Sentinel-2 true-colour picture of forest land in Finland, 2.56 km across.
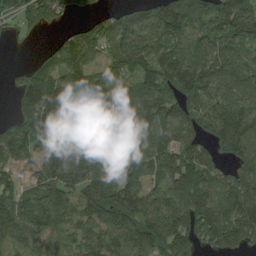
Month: August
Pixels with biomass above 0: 85%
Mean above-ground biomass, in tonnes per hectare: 104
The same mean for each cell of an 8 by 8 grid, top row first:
70 96 27 58 77 179 142 181
6 33 122 83 100 89 134 124
48 108 99 70 99 132 141 144
60 136 72 89 108 100 128 148
131 79 104 100 131 97 86 143
39 89 106 82 113 149 82 104
123 112 72 140 137 166 161 135
103 59 80 83 103 173 86 82
